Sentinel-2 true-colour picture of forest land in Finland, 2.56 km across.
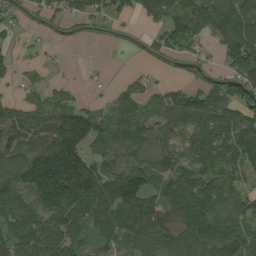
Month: August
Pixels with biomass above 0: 77%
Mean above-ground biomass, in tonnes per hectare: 83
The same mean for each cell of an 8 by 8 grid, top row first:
31 41 55 43 57 131 114 98
24 19 5 7 24 64 37 155
21 19 5 11 43 26 41 93
73 64 98 44 52 108 125 93
101 106 157 63 109 94 139 138
111 237 257 108 101 116 113 62
73 143 100 92 112 128 131 70
70 98 54 41 102 110 106 79
